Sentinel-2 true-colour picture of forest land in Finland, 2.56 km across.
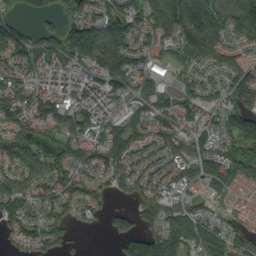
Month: September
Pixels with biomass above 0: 82%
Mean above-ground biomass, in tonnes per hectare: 73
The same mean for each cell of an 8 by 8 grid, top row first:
33 41 70 107 84 160 143 122
104 69 117 117 66 68 98 50
72 70 68 107 52 37 49 86
84 98 96 73 76 71 53 102
87 36 78 110 67 75 67 70
77 90 60 63 66 65 78 55
95 67 53 31 63 66 39 26
41 60 5 23 126 69 67 61
